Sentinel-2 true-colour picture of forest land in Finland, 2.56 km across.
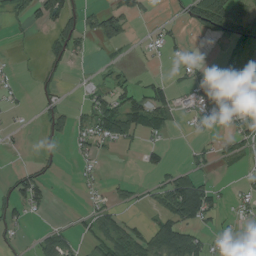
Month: August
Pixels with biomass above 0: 40%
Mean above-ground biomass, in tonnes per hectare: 36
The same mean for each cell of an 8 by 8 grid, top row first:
28 59 57 60 22 14 141 77
5 27 34 23 12 22 1 51
9 28 8 30 16 15 26 48
8 36 23 85 117 38 27 26
4 14 19 37 28 1 13 50
30 23 9 5 11 52 19 11
51 25 6 34 17 123 82 17
17 45 21 84 74 147 27 34
